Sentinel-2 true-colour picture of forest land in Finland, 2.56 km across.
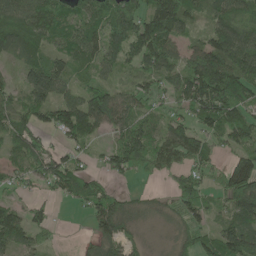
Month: May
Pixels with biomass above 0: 80%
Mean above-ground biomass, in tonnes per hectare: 77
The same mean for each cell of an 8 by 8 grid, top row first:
88 99 79 94 93 124 56 69
91 69 89 81 115 76 110 122
30 137 42 33 52 84 141 132
74 89 154 144 57 44 121 96
67 40 56 54 102 131 74 63
42 86 72 45 28 49 54 147
57 32 28 101 39 50 59 120
79 21 12 87 22 47 67 131
